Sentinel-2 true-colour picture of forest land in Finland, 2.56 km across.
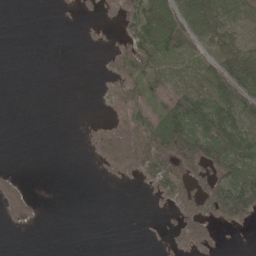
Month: May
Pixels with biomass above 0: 43%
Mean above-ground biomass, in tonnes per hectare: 35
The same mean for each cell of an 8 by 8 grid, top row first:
0 0 2 7 90 79 89 37
0 0 0 20 76 75 42 59
0 0 0 37 66 28 59 121
0 0 0 27 45 89 105 84
0 0 0 86 86 122 93 82
12 0 0 11 30 70 52 79
31 0 0 0 0 39 49 86
0 0 0 0 0 24 37 0
